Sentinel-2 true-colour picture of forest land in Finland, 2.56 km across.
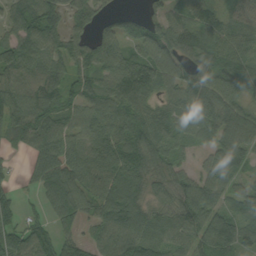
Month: September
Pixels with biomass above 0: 88%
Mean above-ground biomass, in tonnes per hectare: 77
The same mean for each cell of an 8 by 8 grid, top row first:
76 101 69 37 52 52 69 65
99 79 72 84 85 84 71 66
82 93 68 85 109 88 92 90
90 84 72 80 75 74 99 90
39 103 77 82 94 54 47 112
19 100 84 91 78 64 66 65
50 53 53 95 82 86 92 57
73 81 58 101 100 66 95 86
